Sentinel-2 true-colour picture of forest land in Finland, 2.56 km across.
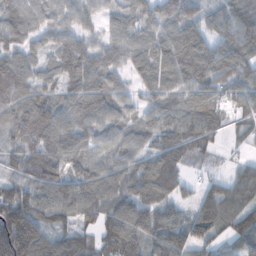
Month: November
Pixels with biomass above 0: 92%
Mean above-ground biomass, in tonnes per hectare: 96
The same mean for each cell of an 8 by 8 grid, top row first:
98 68 67 54 98 139 75 95
84 53 104 85 79 138 79 132
100 60 114 65 75 82 106 100
106 131 120 95 64 104 125 64
82 129 92 68 63 125 72 22
57 122 108 82 123 108 33 71
167 96 112 101 140 67 123 97
239 96 83 130 109 113 91 83
